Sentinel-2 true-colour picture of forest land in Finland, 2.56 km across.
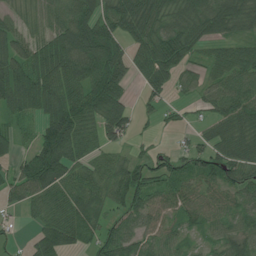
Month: July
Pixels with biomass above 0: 82%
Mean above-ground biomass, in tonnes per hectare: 66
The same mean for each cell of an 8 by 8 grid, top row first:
33 44 95 78 103 66 105 87
70 94 132 99 87 109 40 44
107 111 93 103 56 50 39 68
64 99 79 96 26 19 35 78
38 113 79 45 15 19 47 74
50 116 56 69 66 55 64 77
24 73 81 47 69 53 60 47
9 77 50 63 50 38 29 62
